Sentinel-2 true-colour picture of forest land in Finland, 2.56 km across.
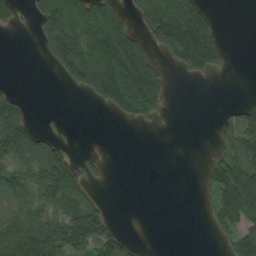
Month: August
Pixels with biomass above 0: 44%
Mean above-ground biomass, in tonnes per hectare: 76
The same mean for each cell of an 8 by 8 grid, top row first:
56 119 141 118 126 210 90 0
0 67 150 234 103 194 223 0
3 0 101 211 221 6 19 0
134 3 0 40 122 0 0 53
145 89 2 0 0 0 4 106
104 154 85 6 0 0 43 149
90 100 163 18 0 0 36 122
138 197 171 100 2 0 3 112
